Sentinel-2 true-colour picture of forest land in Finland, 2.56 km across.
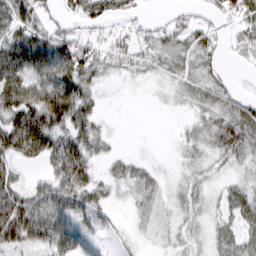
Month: March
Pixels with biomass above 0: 73%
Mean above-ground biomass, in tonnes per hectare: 33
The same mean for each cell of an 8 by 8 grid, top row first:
54 22 37 35 13 16 23 58
68 65 61 36 30 32 33 31
72 62 57 9 12 19 31 8
69 89 52 1 0 4 31 45
65 57 49 9 1 5 23 52
24 27 46 17 23 7 16 14
71 66 43 17 24 17 13 31
55 58 46 9 13 18 15 31
